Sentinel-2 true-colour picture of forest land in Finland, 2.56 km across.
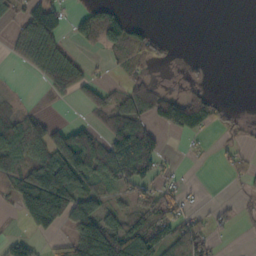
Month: October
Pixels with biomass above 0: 49%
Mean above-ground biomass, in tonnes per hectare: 60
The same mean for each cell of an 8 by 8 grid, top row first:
41 125 33 57 0 0 0 0
59 122 17 52 83 2 0 0
2 84 82 14 45 7 12 0
37 12 12 86 105 146 69 9
95 96 129 121 139 1 8 23
83 186 148 99 95 22 0 23
46 210 129 59 70 63 16 15
41 23 125 157 148 106 51 0
